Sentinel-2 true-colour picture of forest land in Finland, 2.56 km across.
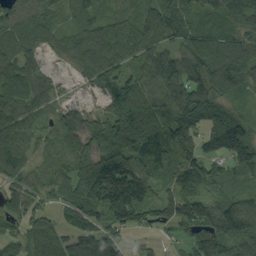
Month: September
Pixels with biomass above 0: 87%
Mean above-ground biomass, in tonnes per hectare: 92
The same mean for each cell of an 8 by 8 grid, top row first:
53 56 57 54 81 103 75 112
83 45 94 114 92 79 112 108
111 50 33 80 99 132 136 101
105 59 61 90 158 136 113 57
100 52 79 107 122 123 88 139
76 65 96 226 121 98 105 62
76 47 106 170 112 75 57 108
52 90 111 98 28 32 120 100
